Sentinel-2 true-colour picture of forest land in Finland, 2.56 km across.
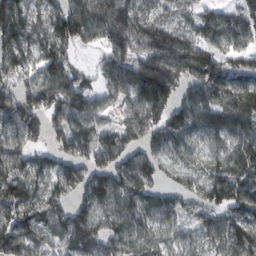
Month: February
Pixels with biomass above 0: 89%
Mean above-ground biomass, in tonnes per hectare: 102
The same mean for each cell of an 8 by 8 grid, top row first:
103 91 147 152 93 55 71 91
97 100 57 114 105 106 79 84
93 101 73 87 147 127 155 114
132 116 150 57 125 105 140 144
76 59 123 128 95 72 61 99
98 94 112 136 122 63 97 123
96 122 98 92 96 80 106 125
122 67 119 91 80 66 75 145
